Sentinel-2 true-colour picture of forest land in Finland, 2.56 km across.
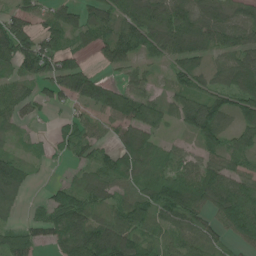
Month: June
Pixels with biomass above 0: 80%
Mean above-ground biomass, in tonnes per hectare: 68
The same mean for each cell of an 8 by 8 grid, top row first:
57 47 59 61 97 99 85 57
122 72 39 72 77 87 75 71
60 76 100 31 44 47 49 80
59 17 34 65 94 62 123 77
20 18 67 45 77 23 64 50
94 6 31 73 75 78 90 62
29 64 94 48 92 116 79 140
74 41 112 151 73 61 56 70
